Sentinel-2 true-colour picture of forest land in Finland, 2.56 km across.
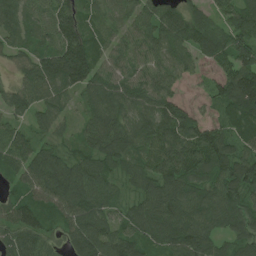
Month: June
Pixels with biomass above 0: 93%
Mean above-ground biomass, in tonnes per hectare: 93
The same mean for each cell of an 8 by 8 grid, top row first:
84 80 89 46 68 99 62 106
56 78 140 61 74 101 104 135
47 126 139 91 85 60 36 173
76 78 35 99 87 103 27 118
97 55 53 104 89 143 147 69
61 148 123 74 99 123 99 122
103 106 124 69 96 109 99 94
91 69 126 119 95 111 95 80
